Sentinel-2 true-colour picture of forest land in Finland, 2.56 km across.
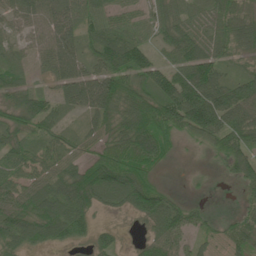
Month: June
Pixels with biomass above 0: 81%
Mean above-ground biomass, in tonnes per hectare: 58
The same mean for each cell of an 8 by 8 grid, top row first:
52 67 62 48 31 62 53 52
34 71 61 112 54 69 67 53
45 30 84 86 64 82 100 49
54 53 40 66 99 91 123 84
48 42 33 58 100 21 30 68
54 62 86 111 50 0 2 46
67 94 82 36 82 48 11 15
66 59 30 35 36 55 21 48
